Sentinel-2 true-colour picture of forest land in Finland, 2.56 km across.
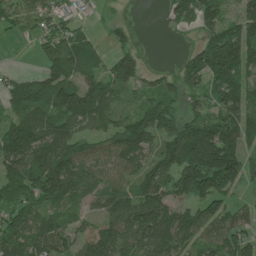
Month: June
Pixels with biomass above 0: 82%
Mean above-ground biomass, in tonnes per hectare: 100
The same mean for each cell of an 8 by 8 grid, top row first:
61 67 31 18 0 66 124 79
3 75 104 60 18 5 165 167
62 109 96 102 63 77 125 112
93 125 161 79 76 65 77 110
194 126 100 107 115 138 228 114
112 146 131 59 82 145 178 104
98 89 48 95 171 123 90 62
148 130 99 143 122 115 93 107
